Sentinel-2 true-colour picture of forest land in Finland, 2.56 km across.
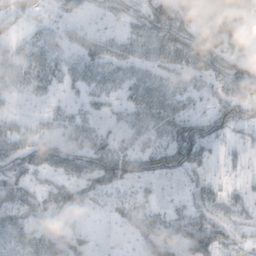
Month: October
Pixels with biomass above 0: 66%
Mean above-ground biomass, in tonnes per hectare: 30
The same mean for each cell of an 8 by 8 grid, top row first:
42 16 15 15 41 40 43 43
23 31 25 22 29 45 43 20
30 29 30 29 34 23 22 42
11 13 18 20 39 36 21 31
37 37 31 27 21 58 33 20
44 27 39 57 40 23 16 9
56 39 32 19 24 16 25 18
59 57 27 6 29 38 44 12
